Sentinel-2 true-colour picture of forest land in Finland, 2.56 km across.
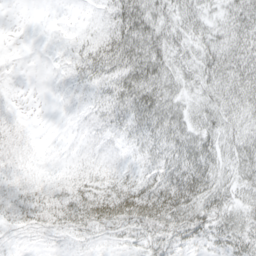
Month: April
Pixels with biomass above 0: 82%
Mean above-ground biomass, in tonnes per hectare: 29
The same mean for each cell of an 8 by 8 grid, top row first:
0 0 2 48 62 37 26 42
0 3 23 57 55 34 38 48
1 4 22 36 56 30 40 51
9 1 9 30 47 33 31 38
21 3 8 13 27 41 34 35
22 13 22 21 25 51 43 32
38 41 49 64 61 61 44 30
7 8 12 10 27 30 27 44
